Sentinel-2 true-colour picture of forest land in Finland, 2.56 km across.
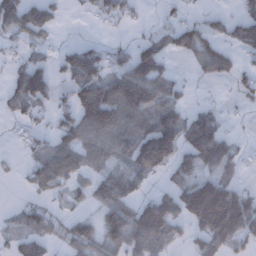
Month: December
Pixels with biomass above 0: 58%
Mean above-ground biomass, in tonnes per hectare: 69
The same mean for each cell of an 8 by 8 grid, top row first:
88 59 8 54 8 26 31 50
24 28 66 42 71 88 94 69
60 82 105 103 136 43 30 40
35 39 112 170 99 84 44 11
13 44 80 83 115 93 140 24
6 76 43 62 51 47 73 25
17 33 16 94 104 117 298 176
37 48 86 95 118 54 105 80
